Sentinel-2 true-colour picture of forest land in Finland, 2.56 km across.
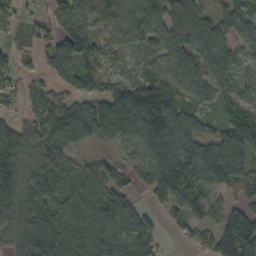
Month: October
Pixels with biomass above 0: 85%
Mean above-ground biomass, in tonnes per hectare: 84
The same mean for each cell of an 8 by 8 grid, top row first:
50 51 108 114 133 157 63 60
28 57 99 51 54 78 83 47
42 53 72 46 58 72 75 37
30 96 118 95 157 57 19 67
99 92 65 55 124 120 76 124
111 82 67 59 73 129 91 94
96 122 115 140 46 77 60 61
70 204 141 113 106 14 63 173
